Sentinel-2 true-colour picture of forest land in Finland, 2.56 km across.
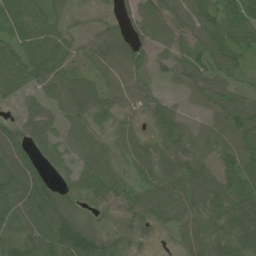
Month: June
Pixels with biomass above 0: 90%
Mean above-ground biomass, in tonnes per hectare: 58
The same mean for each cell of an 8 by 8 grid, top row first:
74 54 11 22 45 67 93 87
63 75 39 66 62 30 89 72
68 67 54 46 35 27 59 34
18 41 58 40 32 32 28 67
79 43 50 38 39 46 33 62
115 46 44 53 48 62 43 78
92 121 43 29 66 62 50 70
92 117 138 68 38 26 62 72
